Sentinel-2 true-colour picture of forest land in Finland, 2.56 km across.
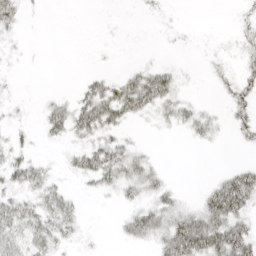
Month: April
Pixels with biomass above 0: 42%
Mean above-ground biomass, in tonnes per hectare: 15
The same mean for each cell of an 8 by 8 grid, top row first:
23 1 0 0 3 1 0 9
4 0 0 1 0 2 2 14
2 0 6 16 31 16 5 22
5 18 32 38 22 22 9 22
11 7 15 23 4 0 8 9
25 16 18 32 29 1 2 34
29 27 9 2 22 22 39 42
29 32 8 2 19 49 53 47
